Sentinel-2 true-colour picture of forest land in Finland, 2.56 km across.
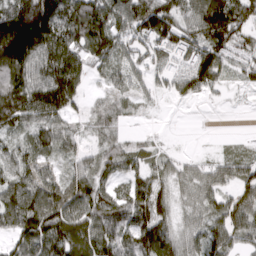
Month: March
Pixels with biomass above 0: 84%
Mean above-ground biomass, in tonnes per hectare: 91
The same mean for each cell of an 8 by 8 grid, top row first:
173 205 152 134 158 104 151 140
174 151 110 110 104 111 156 78
125 151 84 50 57 89 136 40
135 146 47 51 12 0 1 3
53 81 45 62 31 5 1 13
93 63 79 59 70 60 60 80
65 119 102 113 113 56 69 90
82 150 112 123 149 86 99 79
